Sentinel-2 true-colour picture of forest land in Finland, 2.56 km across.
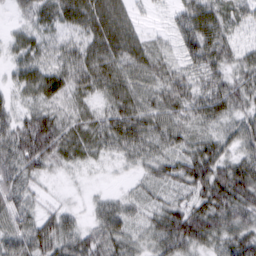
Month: March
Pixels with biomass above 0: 93%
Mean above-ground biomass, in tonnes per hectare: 51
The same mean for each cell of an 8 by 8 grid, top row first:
17 50 70 75 13 38 69 42
37 42 55 76 56 35 80 36
37 71 66 70 55 55 52 49
39 53 46 59 65 54 60 44
71 85 64 54 63 47 49 46
58 25 11 7 30 52 74 76
52 21 14 40 37 49 69 64
55 63 48 52 37 77 53 61
